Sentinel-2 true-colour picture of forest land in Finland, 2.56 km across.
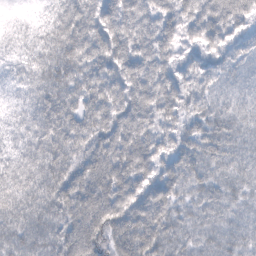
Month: February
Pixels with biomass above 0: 98%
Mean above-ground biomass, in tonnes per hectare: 71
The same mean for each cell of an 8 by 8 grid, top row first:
10 38 79 73 79 73 81 67
45 72 84 82 76 64 63 52
44 74 68 76 89 61 55 55
50 81 76 84 90 62 63 60
62 84 72 90 85 60 74 66
85 77 73 86 70 73 61 59
84 76 91 91 90 63 64 52
72 71 96 82 90 64 59 68
